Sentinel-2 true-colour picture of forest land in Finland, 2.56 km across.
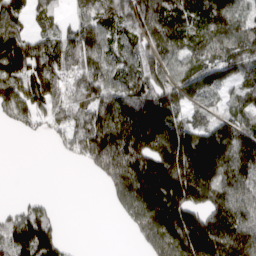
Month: April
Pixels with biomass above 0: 78%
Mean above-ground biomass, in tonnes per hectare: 133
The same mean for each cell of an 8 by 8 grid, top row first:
99 59 83 122 209 138 139 114
185 129 147 93 109 135 124 130
160 145 95 123 124 124 109 82
108 96 103 180 180 88 52 97
0 18 127 253 213 201 222 191
0 0 3 215 244 218 208 210
51 46 0 45 279 278 168 156
151 156 2 0 136 286 303 250
